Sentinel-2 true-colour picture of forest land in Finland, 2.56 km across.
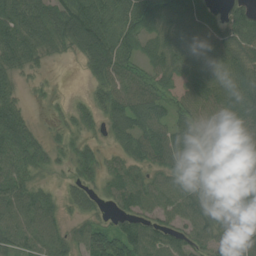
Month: July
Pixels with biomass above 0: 87%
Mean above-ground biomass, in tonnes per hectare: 66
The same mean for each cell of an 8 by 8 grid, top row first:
103 97 100 67 86 77 48 52
97 72 70 90 49 83 88 73
40 12 6 62 53 44 84 88
67 6 30 65 95 48 61 96
88 36 43 29 92 94 74 69
66 24 42 53 55 61 98 68
76 70 43 36 63 68 84 73
74 80 55 94 100 59 66 68
